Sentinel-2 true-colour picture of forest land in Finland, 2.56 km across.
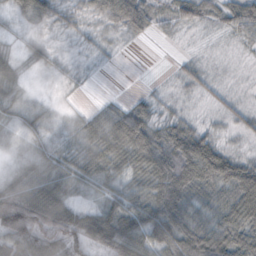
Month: October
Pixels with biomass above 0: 81%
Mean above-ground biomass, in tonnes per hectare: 41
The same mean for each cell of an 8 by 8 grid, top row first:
20 38 20 57 61 38 36 60
10 14 8 7 1 2 2 7
28 6 6 0 1 12 18 3
26 15 13 38 36 14 8 19
14 25 27 57 66 73 55 7
27 60 42 37 49 87 76 76
144 137 42 42 62 66 35 77
88 95 96 90 66 66 75 59
